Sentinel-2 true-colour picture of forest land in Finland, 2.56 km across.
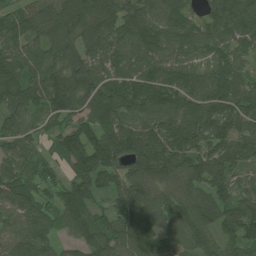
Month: July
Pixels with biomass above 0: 93%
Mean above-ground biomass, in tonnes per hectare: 98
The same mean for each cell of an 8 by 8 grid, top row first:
119 111 152 133 106 100 72 131
91 91 95 89 121 85 65 77
119 129 131 96 119 97 82 70
104 103 93 156 110 118 126 111
70 40 135 137 141 98 86 88
82 48 74 92 113 102 109 56
74 62 99 61 93 98 123 90
79 71 68 104 114 84 72 91
